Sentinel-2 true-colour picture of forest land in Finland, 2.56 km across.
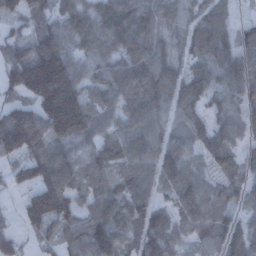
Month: December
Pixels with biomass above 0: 89%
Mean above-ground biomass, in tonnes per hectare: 98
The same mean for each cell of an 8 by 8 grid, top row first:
90 94 96 42 87 65 84 22
86 158 66 55 79 46 101 98
160 296 98 95 126 87 86 105
116 177 176 80 126 68 57 63
165 143 76 103 122 75 88 53
61 152 94 84 100 101 56 71
28 184 87 107 103 76 96 59
67 86 108 145 129 74 75 110
